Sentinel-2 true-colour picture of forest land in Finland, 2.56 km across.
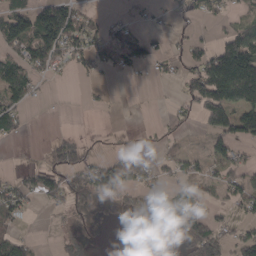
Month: March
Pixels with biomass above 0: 44%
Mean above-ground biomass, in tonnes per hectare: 45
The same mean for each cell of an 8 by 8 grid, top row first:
98 120 50 10 11 13 37 24
70 122 66 54 44 15 49 154
110 25 10 7 5 18 159 205
57 1 1 3 1 14 104 97
6 17 27 2 4 20 38 56
22 58 62 98 43 33 40 57
77 20 13 11 35 63 36 40
68 1 16 0 0 22 99 57
